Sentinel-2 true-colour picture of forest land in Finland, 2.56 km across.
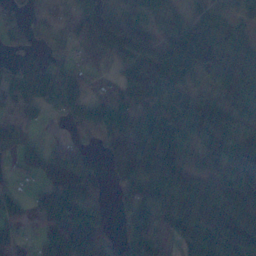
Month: November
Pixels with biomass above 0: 80%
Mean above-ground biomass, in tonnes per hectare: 76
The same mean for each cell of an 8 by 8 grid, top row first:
33 24 94 96 86 63 71 49
34 29 59 85 107 145 110 77
79 121 54 24 146 99 36 97
43 27 69 110 93 70 111 90
38 25 38 81 114 97 92 87
18 63 116 41 85 101 64 110
56 85 131 31 62 71 94 119
42 85 136 38 75 43 95 132
